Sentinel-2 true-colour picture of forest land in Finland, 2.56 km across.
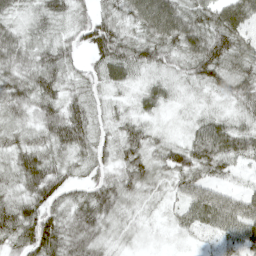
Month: April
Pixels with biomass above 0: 94%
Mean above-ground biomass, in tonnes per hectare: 48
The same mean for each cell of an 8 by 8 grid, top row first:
31 44 28 45 85 88 58 77
71 46 35 75 55 55 80 57
64 60 28 39 20 22 51 59
47 55 49 24 28 12 21 34
41 49 53 36 49 30 87 62
47 79 20 46 60 47 39 15
53 70 65 58 25 24 73 62
55 92 77 27 12 9 19 55
